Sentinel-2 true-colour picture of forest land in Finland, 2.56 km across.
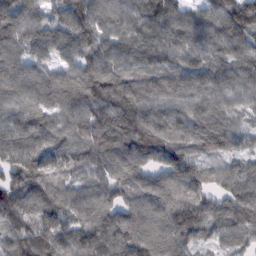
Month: February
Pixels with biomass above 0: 97%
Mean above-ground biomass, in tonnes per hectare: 98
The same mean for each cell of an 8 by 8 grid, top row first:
115 78 100 91 91 87 98 161
98 92 96 90 99 101 108 92
103 92 114 108 92 86 92 89
106 99 111 131 109 88 109 59
130 92 97 133 102 83 100 53
100 102 57 92 84 115 79 83
114 97 107 117 101 108 77 102
91 94 97 132 127 116 60 75
